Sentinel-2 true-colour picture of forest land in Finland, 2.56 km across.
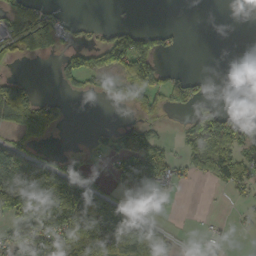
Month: October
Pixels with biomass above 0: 44%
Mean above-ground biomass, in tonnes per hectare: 55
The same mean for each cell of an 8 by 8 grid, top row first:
102 70 7 2 0 0 0 0
70 74 46 144 96 20 0 0
51 0 59 48 100 43 13 0
149 93 0 1 31 20 55 16
45 24 3 61 89 20 107 85
114 76 72 33 81 41 50 63
107 155 160 86 9 0 1 12
64 131 183 157 116 23 15 2
